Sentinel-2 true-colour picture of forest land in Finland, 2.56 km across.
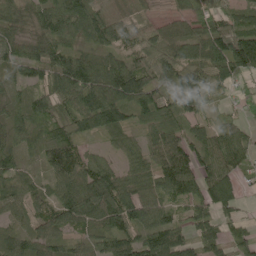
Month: June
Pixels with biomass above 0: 90%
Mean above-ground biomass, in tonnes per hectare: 75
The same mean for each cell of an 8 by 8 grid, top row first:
77 85 97 92 25 37 61 66
57 90 42 72 72 79 99 143
40 70 113 100 105 105 84 55
55 73 102 97 60 87 45 29
52 67 55 28 45 74 76 80
58 48 90 80 63 130 86 52
51 88 140 143 105 62 92 47
51 71 41 81 85 102 92 85
